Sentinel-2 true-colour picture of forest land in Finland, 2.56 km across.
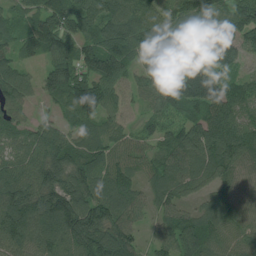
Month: July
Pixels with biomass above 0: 92%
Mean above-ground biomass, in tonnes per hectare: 90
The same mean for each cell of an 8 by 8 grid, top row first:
55 96 103 116 112 81 78 101
71 103 98 124 102 94 114 101
96 80 114 118 66 105 176 52
57 27 83 67 39 73 106 84
76 123 79 73 53 100 114 110
113 109 93 87 52 92 69 68
150 133 134 105 57 72 55 62
107 102 100 132 41 92 86 62
